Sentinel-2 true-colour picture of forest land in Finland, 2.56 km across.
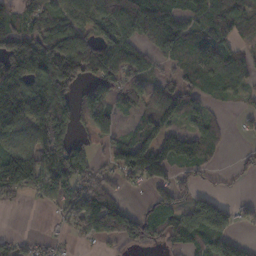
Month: November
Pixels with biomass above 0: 70%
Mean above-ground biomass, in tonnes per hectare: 94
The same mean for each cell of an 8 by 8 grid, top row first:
93 75 83 113 160 121 109 102
135 146 121 123 66 136 115 46
199 181 90 102 67 80 76 51
209 225 113 97 82 94 41 21
99 153 65 53 129 117 58 8
180 118 124 48 113 62 27 25
17 23 133 140 54 106 120 35
45 29 29 60 86 84 143 58
